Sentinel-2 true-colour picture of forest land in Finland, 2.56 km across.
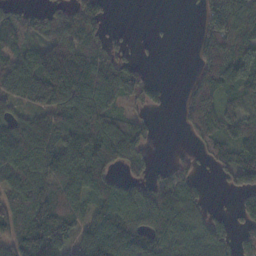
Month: November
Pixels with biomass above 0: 73%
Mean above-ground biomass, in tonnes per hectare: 70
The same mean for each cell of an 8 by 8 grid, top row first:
55 63 67 11 0 0 69 106
40 80 90 48 4 1 89 105
85 129 119 104 49 0 83 98
42 84 105 66 36 14 86 66
100 86 120 105 50 2 56 75
87 95 103 57 44 63 10 87
68 89 56 103 106 106 27 53
79 105 51 138 94 104 122 65
